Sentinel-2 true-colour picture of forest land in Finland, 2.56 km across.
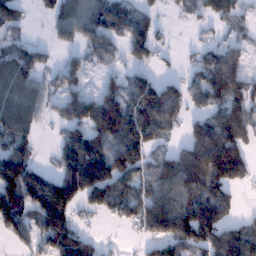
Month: January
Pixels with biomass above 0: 68%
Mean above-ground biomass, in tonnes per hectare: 93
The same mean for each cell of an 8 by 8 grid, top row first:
17 43 85 120 57 15 72 70
59 31 48 47 72 13 48 55
89 38 43 48 87 47 134 123
89 36 108 189 142 75 90 141
99 7 126 150 124 35 253 147
153 69 180 156 83 150 184 102
131 177 63 84 109 140 190 29
45 102 101 4 44 131 131 146
